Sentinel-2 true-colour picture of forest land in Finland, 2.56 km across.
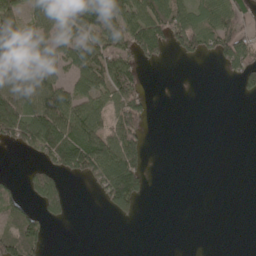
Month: May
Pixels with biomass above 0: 46%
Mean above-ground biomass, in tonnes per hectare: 58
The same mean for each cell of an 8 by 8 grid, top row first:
68 82 96 124 106 80 74 70
186 92 101 91 84 54 53 105
109 75 77 113 26 0 0 47
160 161 107 82 71 0 0 0
56 140 137 110 56 0 0 0
11 79 58 148 60 0 0 0
64 67 0 58 8 0 0 0
121 29 0 0 0 0 0 0
